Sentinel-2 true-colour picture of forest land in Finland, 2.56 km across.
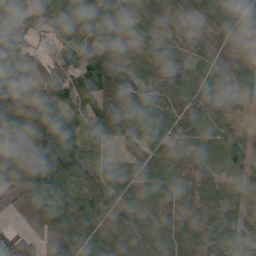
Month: May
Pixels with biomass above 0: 94%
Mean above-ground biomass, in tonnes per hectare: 67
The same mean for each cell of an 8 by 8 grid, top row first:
75 53 77 56 57 54 68 63
78 42 73 43 39 46 57 47
85 78 90 92 68 64 74 76
84 71 66 91 82 75 66 23
86 99 82 37 70 59 51 44
86 117 91 67 60 70 56 60
24 92 79 53 41 62 65 63
45 61 101 64 64 72 65 56
